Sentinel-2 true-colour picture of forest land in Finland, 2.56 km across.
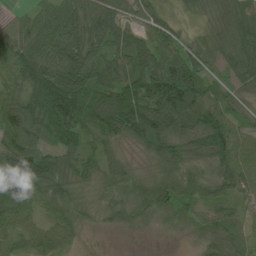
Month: July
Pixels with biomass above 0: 93%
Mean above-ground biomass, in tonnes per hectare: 57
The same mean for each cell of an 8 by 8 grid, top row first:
19 53 98 98 37 12 21 44
69 64 90 68 74 54 41 50
62 109 103 70 91 107 50 41
94 94 81 105 97 113 78 24
93 47 49 35 34 42 83 52
118 68 51 52 29 50 35 66
79 42 35 33 41 51 43 34
44 52 16 1 3 4 30 45
